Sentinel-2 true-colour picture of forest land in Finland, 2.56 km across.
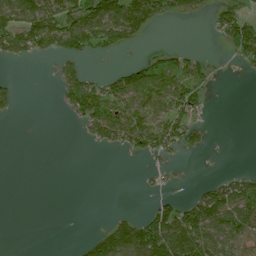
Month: July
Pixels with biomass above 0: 40%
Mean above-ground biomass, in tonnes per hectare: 49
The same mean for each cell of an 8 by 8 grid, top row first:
112 136 129 148 105 33 21 74
100 65 91 54 8 21 1 97
12 5 92 55 81 84 38 2
18 0 83 121 89 71 21 0
0 0 6 61 81 57 18 0
0 0 0 0 9 11 5 31
0 0 0 3 17 68 107 88
0 0 12 119 146 131 93 78
